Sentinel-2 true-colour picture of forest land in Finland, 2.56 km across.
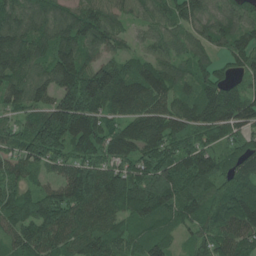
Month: June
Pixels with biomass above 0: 95%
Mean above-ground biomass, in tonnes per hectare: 102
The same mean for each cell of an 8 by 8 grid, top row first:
88 88 103 71 61 84 82 86
150 108 131 75 48 73 86 102
104 105 168 157 133 91 97 48
69 125 185 99 120 103 117 108
69 135 109 109 118 81 79 65
77 47 130 125 99 119 105 89
103 106 134 122 129 105 105 140
80 110 116 95 99 56 77 107
